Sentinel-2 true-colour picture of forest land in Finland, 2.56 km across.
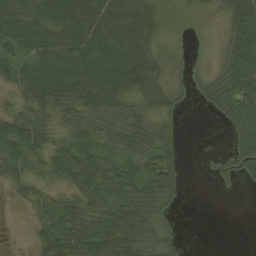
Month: August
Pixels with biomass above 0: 74%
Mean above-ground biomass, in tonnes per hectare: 47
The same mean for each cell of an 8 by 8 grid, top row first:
64 74 99 81 66 5 8 64
52 68 79 91 74 8 4 57
46 86 90 106 83 13 29 72
34 43 50 65 42 22 13 61
65 33 49 52 56 29 0 50
28 29 58 62 68 42 3 32
3 30 50 78 67 14 0 0
0 53 80 131 58 19 0 0
